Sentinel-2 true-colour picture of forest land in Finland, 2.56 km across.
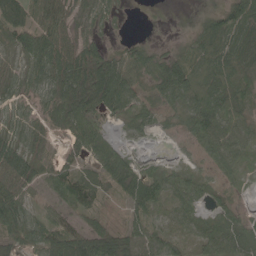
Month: May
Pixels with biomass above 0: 83%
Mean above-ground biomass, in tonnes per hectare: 50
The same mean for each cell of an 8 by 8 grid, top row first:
65 66 39 16 1 0 26 72
50 89 64 23 30 22 65 67
35 52 90 95 36 95 71 65
30 50 91 45 35 30 101 52
43 25 49 46 9 9 64 41
68 39 42 55 53 51 24 23
70 33 46 7 58 44 27 30
53 65 107 101 83 43 56 49
